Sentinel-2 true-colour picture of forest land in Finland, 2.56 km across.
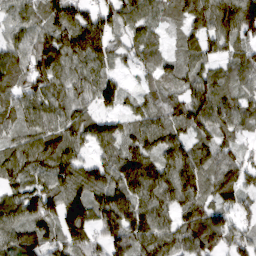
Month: March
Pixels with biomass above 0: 92%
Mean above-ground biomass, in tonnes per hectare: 90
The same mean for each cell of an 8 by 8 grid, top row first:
74 112 98 91 77 56 104 134
81 124 134 78 76 38 73 70
91 119 77 68 33 71 83 73
89 95 63 51 68 88 124 90
74 104 77 91 93 110 75 46
79 99 105 109 142 118 83 60
94 104 144 147 109 95 92 60
98 82 98 97 107 99 102 68
